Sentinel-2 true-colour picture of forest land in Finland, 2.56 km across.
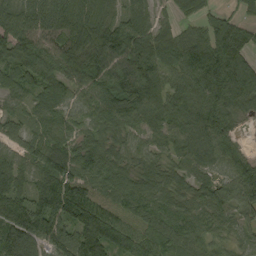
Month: September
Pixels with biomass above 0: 93%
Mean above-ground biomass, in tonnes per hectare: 92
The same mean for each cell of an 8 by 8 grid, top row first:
104 146 119 54 68 44 59 50
108 92 124 133 116 95 118 107
76 90 101 108 138 68 123 166
49 77 57 113 122 85 126 58
56 97 71 62 64 72 100 40
84 100 87 77 74 65 62 116
127 139 158 72 74 71 85 97
110 108 136 134 83 82 54 44
